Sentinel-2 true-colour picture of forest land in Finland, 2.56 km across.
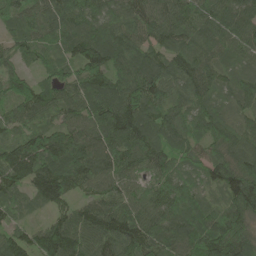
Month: June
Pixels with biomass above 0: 98%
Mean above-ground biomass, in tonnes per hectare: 106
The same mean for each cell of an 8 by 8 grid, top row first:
90 114 119 88 111 120 112 99
64 78 127 145 95 89 100 98
80 57 104 122 157 106 109 87
71 77 101 155 130 87 98 63
109 145 100 126 142 93 86 98
136 140 106 102 67 99 82 141
47 62 80 126 97 105 63 142
86 150 135 135 142 125 142 130
